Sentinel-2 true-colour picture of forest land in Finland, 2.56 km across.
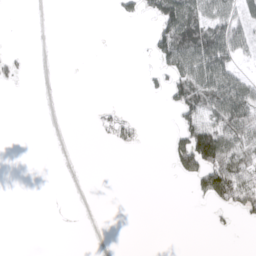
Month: April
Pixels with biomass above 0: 24%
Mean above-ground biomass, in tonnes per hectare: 27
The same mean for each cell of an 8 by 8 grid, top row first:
0 0 0 6 30 135 85 69
3 0 0 0 3 129 140 60
16 0 0 0 8 62 101 59
0 0 0 13 0 38 73 100
0 0 0 15 5 43 155 79
0 0 0 0 0 14 101 102
0 0 0 0 0 0 12 47
0 0 0 0 0 0 0 0
